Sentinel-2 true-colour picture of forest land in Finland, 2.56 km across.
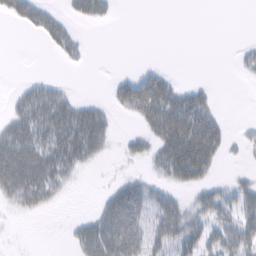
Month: February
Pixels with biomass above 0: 42%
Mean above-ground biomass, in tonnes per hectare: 21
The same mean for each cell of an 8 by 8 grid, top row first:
24 28 18 8 0 0 0 0
0 11 15 0 0 0 0 6
2 10 0 9 39 12 2 3
20 44 35 15 46 56 40 0
48 43 54 11 19 64 62 7
58 47 9 4 14 31 20 7
17 12 0 35 42 35 34 31
1 0 25 46 38 39 19 36
